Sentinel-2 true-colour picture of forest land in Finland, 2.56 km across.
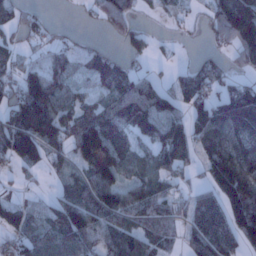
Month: January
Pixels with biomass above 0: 72%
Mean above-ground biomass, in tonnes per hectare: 81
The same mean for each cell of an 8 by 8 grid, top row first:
48 17 6 67 18 29 32 112
44 36 48 32 48 21 19 72
71 118 43 133 72 51 101 34
116 142 84 106 132 74 124 174
115 121 144 139 71 176 89 129
20 28 46 92 67 64 65 156
68 43 138 129 107 62 131 164
38 73 96 73 83 46 126 93
